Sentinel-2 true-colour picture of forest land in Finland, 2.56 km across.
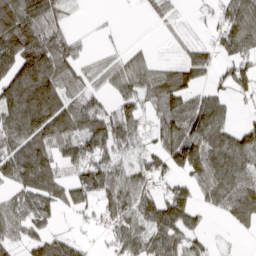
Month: March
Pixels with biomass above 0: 74%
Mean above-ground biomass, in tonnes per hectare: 82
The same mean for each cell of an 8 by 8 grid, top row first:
163 89 4 2 10 15 9 131
217 154 29 11 17 10 51 106
167 186 56 67 76 90 37 66
157 192 114 63 46 95 114 14
108 127 95 108 31 140 146 108
119 143 75 74 74 54 116 106
71 82 46 86 92 120 41 98
54 101 36 36 84 91 29 5
